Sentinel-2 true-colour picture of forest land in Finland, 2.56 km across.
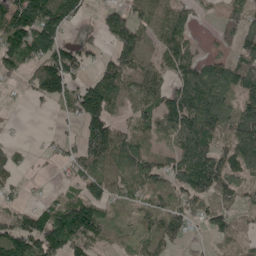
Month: May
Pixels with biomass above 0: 73%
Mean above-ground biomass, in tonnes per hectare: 88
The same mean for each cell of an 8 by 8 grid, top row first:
150 130 53 79 88 90 18 84
166 134 67 70 95 124 14 74
41 147 61 115 93 97 133 130
4 17 100 83 105 138 156 126
32 12 79 143 81 80 105 114
44 6 83 117 116 111 161 74
35 74 128 49 66 91 45 59
167 161 146 46 87 73 28 32
